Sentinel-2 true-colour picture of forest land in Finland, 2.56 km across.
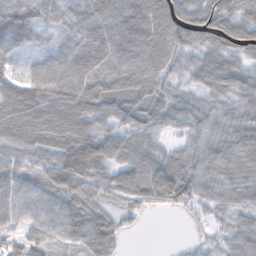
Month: November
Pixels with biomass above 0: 91%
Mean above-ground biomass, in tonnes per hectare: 77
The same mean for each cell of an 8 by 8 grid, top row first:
98 57 78 100 118 107 108 80
52 40 91 90 106 83 79 68
57 113 101 86 88 43 85 69
112 110 114 87 63 70 57 62
87 93 127 94 71 32 75 78
98 81 123 70 93 118 70 68
91 86 92 42 49 51 48 54
51 60 74 72 0 3 23 54
